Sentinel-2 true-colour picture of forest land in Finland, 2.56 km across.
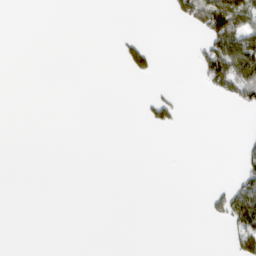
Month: March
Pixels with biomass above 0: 11%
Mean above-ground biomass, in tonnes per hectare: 13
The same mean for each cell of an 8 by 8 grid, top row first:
0 0 0 0 0 31 104 97
0 0 0 2 33 0 66 106
0 0 0 0 8 0 45 116
0 0 0 0 15 31 0 14
0 0 0 0 0 0 0 8
0 0 0 0 0 0 0 31
0 0 0 0 0 0 16 93
0 0 0 0 0 0 0 49
